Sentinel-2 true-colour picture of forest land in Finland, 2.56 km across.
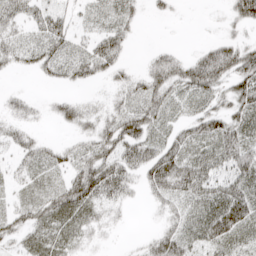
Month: April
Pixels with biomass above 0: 72%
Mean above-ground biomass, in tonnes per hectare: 37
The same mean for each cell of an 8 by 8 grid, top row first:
35 39 20 36 10 6 1 42
41 51 29 48 4 11 29 48
2 17 28 24 42 52 65 53
23 9 28 32 55 22 43 45
33 20 28 61 51 46 48 68
21 35 55 61 38 71 46 58
31 57 62 26 7 32 50 73
28 48 29 6 13 60 54 43
